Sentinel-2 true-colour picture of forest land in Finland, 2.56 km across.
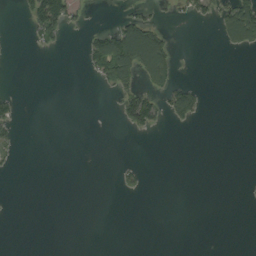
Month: September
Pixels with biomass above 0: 13%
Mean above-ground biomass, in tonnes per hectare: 17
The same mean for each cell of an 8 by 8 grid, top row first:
5 121 12 4 27 9 9 107
0 14 9 120 165 19 0 41
0 0 1 67 52 35 1 0
25 0 0 3 94 67 8 0
19 0 0 0 0 0 0 0
2 0 0 3 17 0 0 0
0 0 0 0 0 0 0 0
0 0 0 0 0 0 0 0
